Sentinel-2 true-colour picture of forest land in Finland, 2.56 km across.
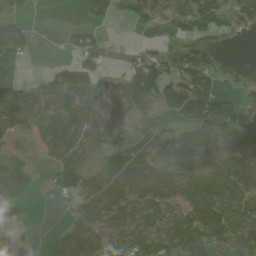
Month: June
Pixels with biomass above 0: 65%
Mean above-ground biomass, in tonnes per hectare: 58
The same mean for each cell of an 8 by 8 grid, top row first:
38 1 24 46 40 45 100 78
38 2 59 4 15 39 52 1
21 33 96 26 110 63 28 35
73 54 85 39 29 44 106 103
44 60 61 48 57 55 61 66
90 28 61 92 125 80 106 130
55 2 54 41 32 55 140 106
34 22 90 72 70 90 73 62
